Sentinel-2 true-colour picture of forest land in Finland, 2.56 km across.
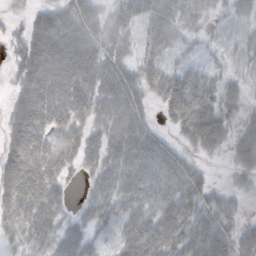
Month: October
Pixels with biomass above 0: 83%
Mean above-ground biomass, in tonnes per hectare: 50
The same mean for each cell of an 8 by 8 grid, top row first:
10 53 55 30 51 49 27 34
28 107 72 40 41 31 20 34
41 98 75 63 45 59 44 25
68 80 58 65 34 57 60 29
76 59 53 56 64 25 50 45
88 69 21 56 61 63 16 23
55 65 19 57 59 62 45 16
31 54 53 42 73 55 71 44
